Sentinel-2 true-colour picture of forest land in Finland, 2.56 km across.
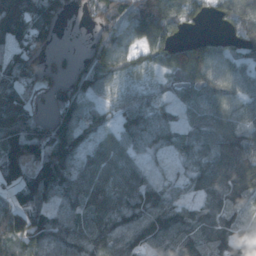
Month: November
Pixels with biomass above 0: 85%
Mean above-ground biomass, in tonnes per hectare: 97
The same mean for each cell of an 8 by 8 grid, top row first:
171 153 21 97 160 102 47 126
75 30 24 142 82 77 71 75
99 58 116 80 56 63 98 100
121 59 118 61 92 52 96 106
133 162 114 71 65 74 70 144
122 179 95 79 56 55 96 154
120 96 79 119 125 93 82 63
130 114 109 105 122 121 123 100
